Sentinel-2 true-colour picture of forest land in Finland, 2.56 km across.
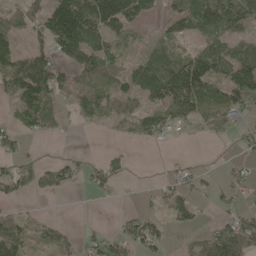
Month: May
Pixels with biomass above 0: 57%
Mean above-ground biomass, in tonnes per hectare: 50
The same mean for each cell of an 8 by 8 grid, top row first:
49 113 160 159 57 54 121 95
52 60 114 43 20 40 61 49
98 107 42 53 83 127 103 96
43 58 36 45 45 64 60 44
35 3 1 4 19 8 5 15
45 48 24 36 0 24 13 25
14 2 0 2 10 45 11 27
81 39 31 41 67 4 57 90
